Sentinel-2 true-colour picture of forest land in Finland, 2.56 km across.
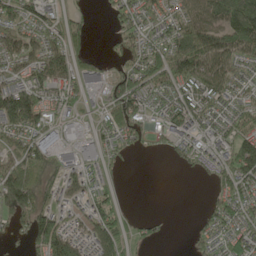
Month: May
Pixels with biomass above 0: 71%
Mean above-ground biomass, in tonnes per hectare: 67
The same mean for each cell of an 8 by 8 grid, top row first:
79 63 21 28 53 63 106 169
74 80 33 15 60 118 132 116
61 115 69 64 82 98 114 45
159 64 32 73 71 101 73 53
60 82 81 36 27 52 57 110
114 64 66 21 0 3 32 113
120 74 49 60 0 0 34 59
28 144 70 90 22 1 44 78
